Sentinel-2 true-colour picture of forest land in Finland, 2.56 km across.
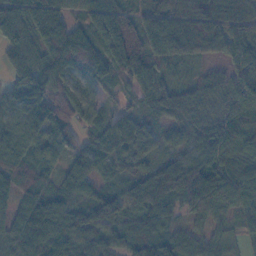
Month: November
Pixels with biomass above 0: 94%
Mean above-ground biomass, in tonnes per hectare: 84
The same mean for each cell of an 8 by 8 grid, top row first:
71 134 52 122 72 102 106 79
82 133 206 125 110 121 116 77
97 122 93 73 36 25 42 64
71 114 81 47 37 59 54 77
119 56 51 80 60 42 82 87
114 52 86 37 63 155 144 99
98 97 63 59 77 71 122 89
90 100 70 62 75 73 54 33
